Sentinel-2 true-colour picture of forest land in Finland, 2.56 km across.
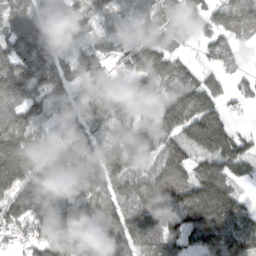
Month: March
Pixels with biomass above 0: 87%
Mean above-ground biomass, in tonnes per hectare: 109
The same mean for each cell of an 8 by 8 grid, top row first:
136 96 79 89 75 60 93 107
150 131 68 59 116 46 54 33
187 127 69 57 82 103 64 47
102 81 81 110 71 174 157 20
188 61 87 112 184 116 134 90
189 81 126 132 112 109 161 81
130 104 114 123 164 114 216 104
46 126 162 152 140 102 136 153
